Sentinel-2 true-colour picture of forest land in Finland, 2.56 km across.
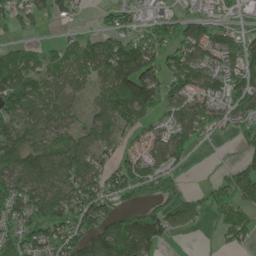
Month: May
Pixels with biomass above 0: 72%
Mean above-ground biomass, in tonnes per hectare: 79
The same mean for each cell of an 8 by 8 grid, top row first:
57 46 13 43 34 58 47 34
52 29 78 116 101 88 113 92
114 62 56 134 144 86 90 95
118 72 38 120 102 70 77 65
109 82 87 57 48 92 13 33
112 116 111 87 98 59 3 78
92 133 128 66 86 66 55 69
102 121 113 159 144 17 1 55
